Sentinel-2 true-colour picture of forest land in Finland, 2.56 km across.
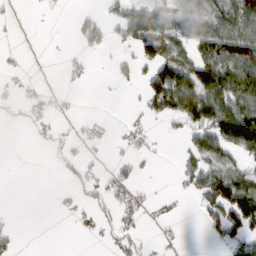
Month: March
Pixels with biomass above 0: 38%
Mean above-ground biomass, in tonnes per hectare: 33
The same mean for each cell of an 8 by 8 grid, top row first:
2 1 18 25 101 85 61 85
2 0 17 18 64 70 76 105
6 2 9 17 33 103 92 89
5 17 3 1 21 63 90 103
0 6 9 9 10 5 65 97
0 0 18 24 3 14 68 54
1 1 12 25 18 2 43 124
16 0 2 10 12 6 11 66
